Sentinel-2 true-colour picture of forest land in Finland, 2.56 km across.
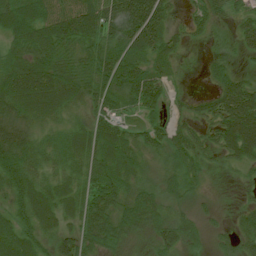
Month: July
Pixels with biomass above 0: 89%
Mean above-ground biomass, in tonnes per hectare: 49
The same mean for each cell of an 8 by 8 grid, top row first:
63 66 86 101 119 16 29 29
49 79 51 62 63 26 9 29
92 94 51 84 88 15 20 43
40 43 20 57 45 21 38 122
61 34 50 69 43 51 38 117
64 30 37 80 24 37 18 14
41 53 54 62 60 21 12 18
63 31 56 43 18 43 20 39
